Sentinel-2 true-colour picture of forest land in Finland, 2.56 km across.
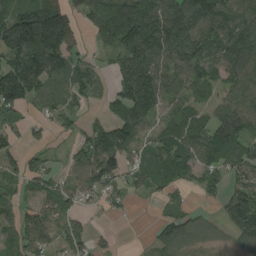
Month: August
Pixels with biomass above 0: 76%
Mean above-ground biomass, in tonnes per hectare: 89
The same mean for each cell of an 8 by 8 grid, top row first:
154 211 53 211 132 144 136 106
174 208 40 68 138 120 94 173
171 87 69 42 151 104 77 118
69 39 33 43 104 70 59 129
45 34 68 120 39 121 124 118
78 78 74 115 60 101 76 69
58 73 43 27 1 34 13 157
69 100 71 17 4 87 19 46
